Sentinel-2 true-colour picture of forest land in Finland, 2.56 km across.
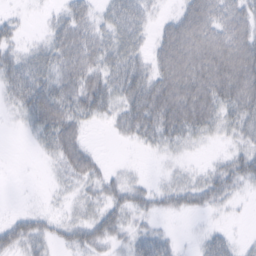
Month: February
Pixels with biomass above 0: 71%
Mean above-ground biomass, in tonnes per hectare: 37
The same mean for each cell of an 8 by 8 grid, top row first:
11 10 39 38 34 34 66 55
27 36 55 45 27 84 77 75
60 49 52 48 59 86 81 88
19 63 45 37 77 81 59 53
0 28 38 4 21 27 10 25
0 6 37 20 8 18 27 50
4 8 22 43 29 27 23 4
49 27 43 35 41 11 25 10
